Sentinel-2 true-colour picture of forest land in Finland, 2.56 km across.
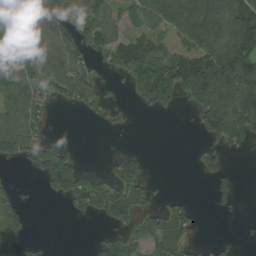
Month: August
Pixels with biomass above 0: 53%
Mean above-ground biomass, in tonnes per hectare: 69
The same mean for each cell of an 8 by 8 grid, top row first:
135 122 87 59 74 80 113 132
105 109 81 89 90 59 110 146
124 119 125 22 141 131 201 170
117 39 26 27 21 18 137 138
125 48 6 1 0 0 47 45
4 108 82 52 49 0 39 12
76 0 43 145 49 58 5 7
87 3 0 47 59 80 10 7
